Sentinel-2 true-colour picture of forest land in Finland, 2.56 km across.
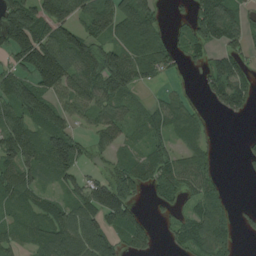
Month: August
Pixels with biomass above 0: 71%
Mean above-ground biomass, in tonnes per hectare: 76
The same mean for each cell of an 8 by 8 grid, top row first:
164 143 94 116 116 14 120 60
137 162 128 78 100 46 57 53
86 134 100 126 51 11 49 66
102 138 55 82 53 62 18 41
134 128 59 59 49 38 31 5
110 64 63 65 74 77 51 4
67 72 94 145 21 40 84 15
56 102 127 68 60 34 100 26
